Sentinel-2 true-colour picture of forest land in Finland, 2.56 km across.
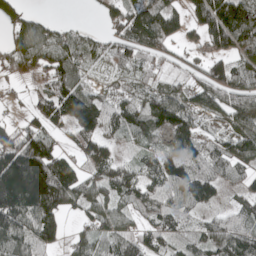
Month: May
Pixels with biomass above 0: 80%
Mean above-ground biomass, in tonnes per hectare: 95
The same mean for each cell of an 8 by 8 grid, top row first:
75 24 2 73 148 80 133 185
112 107 70 81 115 54 77 117
49 90 68 29 48 45 101 97
16 96 195 87 77 102 70 111
144 94 95 55 48 114 68 121
270 240 84 95 82 136 99 58
189 164 66 72 105 108 56 48
121 82 51 99 111 65 93 120
